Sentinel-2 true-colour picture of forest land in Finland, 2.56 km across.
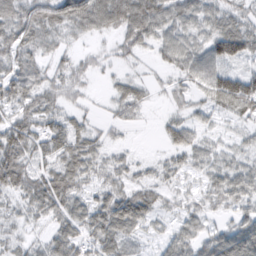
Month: February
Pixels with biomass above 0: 83%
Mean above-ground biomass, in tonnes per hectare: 47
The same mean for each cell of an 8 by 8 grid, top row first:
68 75 91 90 95 56 48 41
59 37 19 22 34 63 64 82
63 38 27 17 21 28 73 90
50 52 23 18 15 19 33 60
90 49 54 23 1 45 29 25
68 57 56 40 23 31 36 55
27 56 46 80 67 24 31 41
24 40 59 61 18 47 58 106
